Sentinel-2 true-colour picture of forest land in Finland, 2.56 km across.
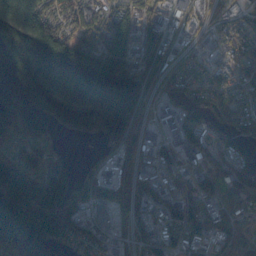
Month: October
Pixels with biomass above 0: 83%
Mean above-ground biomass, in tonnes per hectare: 105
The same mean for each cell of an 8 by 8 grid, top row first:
161 101 105 89 74 58 39 45
251 249 143 120 82 38 48 92
256 197 158 193 89 57 76 73
234 184 166 208 57 76 96 81
55 50 8 66 55 87 76 66
198 151 56 48 54 54 76 112
165 206 97 73 59 87 74 62
154 223 72 42 67 68 75 73
